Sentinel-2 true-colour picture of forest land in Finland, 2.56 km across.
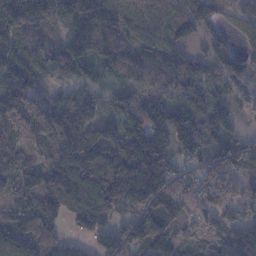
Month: November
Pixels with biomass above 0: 92%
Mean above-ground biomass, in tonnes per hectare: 134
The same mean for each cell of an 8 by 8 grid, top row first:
176 134 174 179 156 169 117 81
147 106 162 151 107 125 62 68
132 94 58 50 101 116 72 81
211 172 121 70 154 122 121 56
218 192 193 151 221 153 97 97
126 146 193 213 265 137 117 89
79 188 195 146 164 176 104 90
136 133 46 124 160 127 126 135
